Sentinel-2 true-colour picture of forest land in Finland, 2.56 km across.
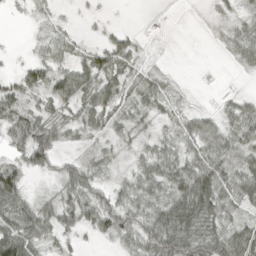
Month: April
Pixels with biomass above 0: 72%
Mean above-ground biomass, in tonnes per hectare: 38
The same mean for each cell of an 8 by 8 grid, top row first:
3 12 5 2 0 0 7 17
2 32 18 54 8 0 1 39
30 48 64 49 28 6 0 1
73 41 42 44 28 18 22 46
44 75 21 20 19 30 49 48
55 17 60 14 47 74 91 62
73 36 61 72 57 96 81 31
92 31 11 31 70 94 67 65
